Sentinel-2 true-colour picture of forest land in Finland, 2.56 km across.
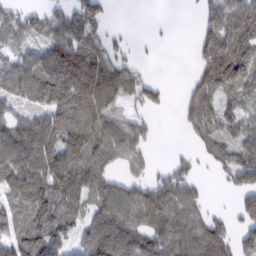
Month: February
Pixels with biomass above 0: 73%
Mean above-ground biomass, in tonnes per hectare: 70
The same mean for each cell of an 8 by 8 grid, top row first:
55 63 67 11 0 0 69 106
40 80 90 48 4 1 89 105
85 129 119 104 49 0 83 98
42 84 105 66 36 14 86 66
100 86 120 105 50 2 56 75
87 95 103 57 44 63 10 87
68 89 56 103 106 106 27 53
79 105 51 138 94 104 122 65
